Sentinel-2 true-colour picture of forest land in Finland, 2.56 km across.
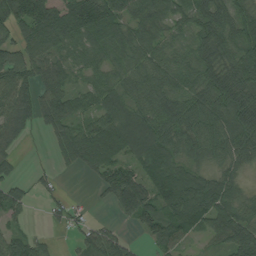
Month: August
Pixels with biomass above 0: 82%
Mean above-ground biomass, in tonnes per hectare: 67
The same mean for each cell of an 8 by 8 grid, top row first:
88 116 137 107 83 63 82 70
78 82 64 68 70 50 82 96
83 62 26 49 78 64 78 99
78 78 49 83 81 85 87 95
19 15 94 101 96 65 77 86
32 19 11 84 68 78 51 36
52 24 15 38 100 82 97 67
57 17 32 65 27 59 35 91
